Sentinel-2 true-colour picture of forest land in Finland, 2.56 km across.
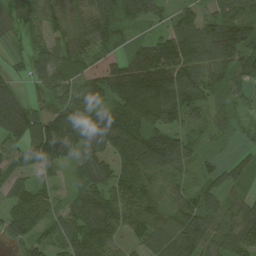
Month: August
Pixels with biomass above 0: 91%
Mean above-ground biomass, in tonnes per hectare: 76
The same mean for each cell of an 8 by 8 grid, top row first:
59 67 63 90 66 44 46 76
19 67 71 35 57 100 108 98
34 91 58 101 171 118 79 53
142 72 98 83 158 98 53 22
51 152 100 101 137 83 25 18
35 30 65 79 94 51 34 46
70 53 97 114 96 71 85 65
57 40 102 66 61 88 81 95
